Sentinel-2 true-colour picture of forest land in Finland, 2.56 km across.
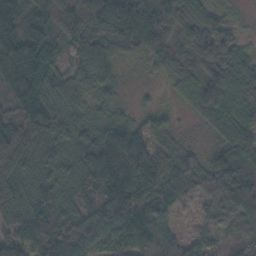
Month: November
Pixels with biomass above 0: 93%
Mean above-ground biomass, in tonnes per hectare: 93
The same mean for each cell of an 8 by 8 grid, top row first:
82 121 172 143 112 166 92 16
120 89 101 87 91 96 144 57
133 85 72 59 10 77 133 114
125 112 58 43 26 23 87 91
185 106 78 108 56 35 24 95
126 92 70 100 131 100 89 149
136 112 81 125 108 41 35 86
102 129 111 105 87 68 58 70
